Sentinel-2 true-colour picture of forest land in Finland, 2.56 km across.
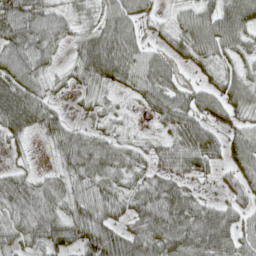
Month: April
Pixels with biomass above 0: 88%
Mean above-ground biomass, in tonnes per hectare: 53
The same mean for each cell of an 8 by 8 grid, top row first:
75 51 30 59 37 25 55 79
65 50 46 88 43 43 63 49
70 30 34 60 67 48 31 59
107 52 14 25 25 79 59 45
19 22 60 47 25 61 68 56
41 27 52 56 41 57 28 54
59 55 51 53 68 82 43 49
45 64 67 85 91 87 84 56
